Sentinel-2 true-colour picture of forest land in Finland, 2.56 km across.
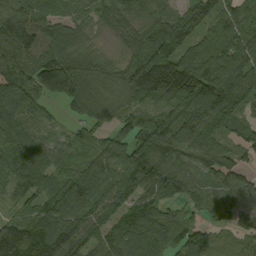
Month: August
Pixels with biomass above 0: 92%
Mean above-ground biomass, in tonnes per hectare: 109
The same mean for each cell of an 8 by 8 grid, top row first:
114 89 53 70 76 97 115 116
110 134 85 28 107 128 94 127
115 196 183 95 198 214 171 147
114 46 71 74 77 115 153 85
133 93 75 84 147 132 112 78
102 109 122 99 146 136 99 94
46 115 123 102 102 52 59 72
193 180 110 90 130 104 68 50
